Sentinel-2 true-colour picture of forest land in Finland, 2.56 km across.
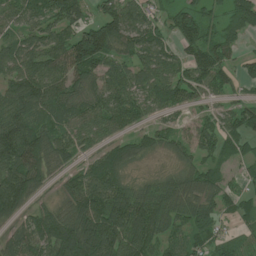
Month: July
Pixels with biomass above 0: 83%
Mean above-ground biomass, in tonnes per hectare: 81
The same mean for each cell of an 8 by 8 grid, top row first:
73 95 70 83 63 56 50 91
73 94 141 98 97 53 87 38
93 117 95 85 81 91 94 45
108 88 84 104 60 49 43 63
142 103 65 62 51 61 76 63
144 59 63 102 22 52 65 21
95 50 111 131 114 93 85 50
69 109 157 131 115 60 63 49
